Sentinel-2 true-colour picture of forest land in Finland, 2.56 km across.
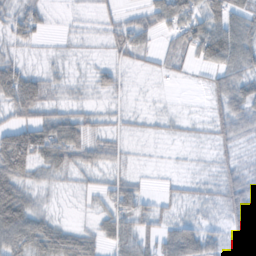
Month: October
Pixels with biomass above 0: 66%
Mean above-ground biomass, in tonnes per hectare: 35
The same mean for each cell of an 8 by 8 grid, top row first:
34 19 4 15 34 80 77 48
16 4 5 23 37 39 83 75
71 23 7 25 2 7 19 52
42 32 26 13 7 4 18 48
120 85 60 26 2 5 10 25
72 25 16 20 6 7 10 30
89 11 4 44 36 16 18 51
68 64 50 45 53 63 43 47
